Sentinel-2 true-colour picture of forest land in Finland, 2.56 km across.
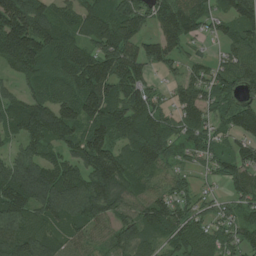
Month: July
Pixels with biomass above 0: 90%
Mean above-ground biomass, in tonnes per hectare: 92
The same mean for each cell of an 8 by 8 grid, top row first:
153 98 87 103 73 118 64 104
173 127 90 127 83 72 13 83
53 77 110 127 67 27 72 82
104 137 145 130 96 62 73 102
54 100 117 117 119 72 61 61
149 135 122 153 82 48 27 75
139 121 119 99 79 77 37 58
133 89 60 58 70 73 72 66
